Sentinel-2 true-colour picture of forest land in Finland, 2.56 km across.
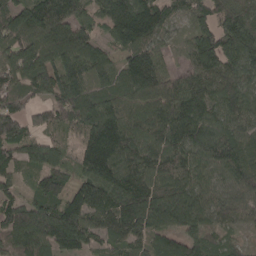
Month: April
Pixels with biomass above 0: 92%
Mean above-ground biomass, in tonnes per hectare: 107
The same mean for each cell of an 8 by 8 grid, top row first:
114 131 68 121 145 62 95 109
116 106 108 61 99 36 142 180
94 106 101 75 148 66 108 114
105 98 143 134 114 123 105 97
107 75 75 175 128 122 133 100
53 114 81 140 115 105 79 96
120 128 150 133 145 149 87 71
148 136 105 68 77 87 79 28
